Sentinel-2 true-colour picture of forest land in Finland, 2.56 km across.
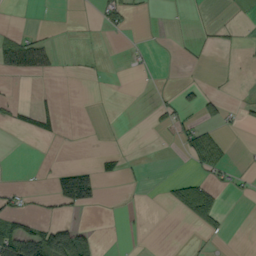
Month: September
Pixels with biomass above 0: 15%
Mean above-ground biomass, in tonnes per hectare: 14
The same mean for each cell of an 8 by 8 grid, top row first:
0 0 0 30 3 3 4 1
69 31 1 0 3 2 7 6
9 6 1 0 0 2 3 1
19 27 0 1 1 24 27 12
0 4 0 0 0 12 62 1
0 10 75 14 3 8 21 8
17 8 35 0 1 28 70 0
95 95 58 0 0 0 6 0
